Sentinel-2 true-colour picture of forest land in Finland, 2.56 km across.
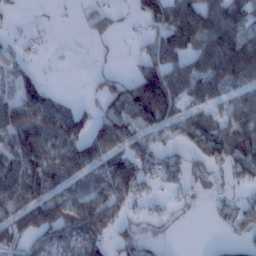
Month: January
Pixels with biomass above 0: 63%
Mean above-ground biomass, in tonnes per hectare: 63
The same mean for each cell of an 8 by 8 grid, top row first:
9 3 8 26 64 112 105 75
19 6 0 6 28 93 125 149
67 14 1 37 141 89 120 81
141 117 45 80 127 71 52 63
94 100 95 85 62 42 78 92
106 119 57 108 73 64 27 55
73 98 83 60 18 15 11 49
42 54 82 43 30 2 1 25
